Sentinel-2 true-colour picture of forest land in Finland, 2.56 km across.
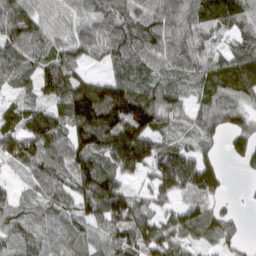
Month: March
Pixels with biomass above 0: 88%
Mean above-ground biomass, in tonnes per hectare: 81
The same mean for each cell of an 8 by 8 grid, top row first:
112 76 72 103 92 83 78 77
82 77 78 89 94 77 50 59
37 81 75 88 89 57 77 96
42 64 130 184 170 63 70 70
98 92 91 154 147 47 49 74
21 102 97 93 60 148 100 15
57 63 67 132 81 57 58 11
62 59 50 77 133 86 57 34
